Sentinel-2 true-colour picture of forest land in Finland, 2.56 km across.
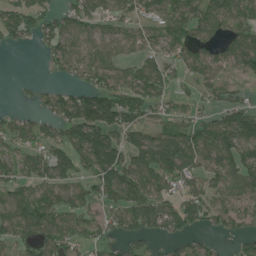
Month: July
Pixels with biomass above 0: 71%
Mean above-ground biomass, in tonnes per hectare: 71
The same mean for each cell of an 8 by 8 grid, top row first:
78 57 80 61 48 87 101 92
23 43 58 58 56 67 57 77
5 17 46 74 101 45 70 43
26 49 116 120 70 48 36 91
60 72 118 125 101 122 109 113
59 81 64 117 113 99 65 80
92 75 57 60 109 83 83 69
70 82 57 44 45 38 31 42
